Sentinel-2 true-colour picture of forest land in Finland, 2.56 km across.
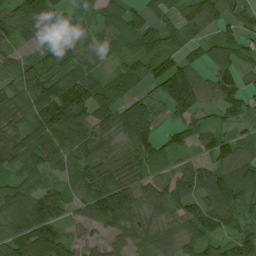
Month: July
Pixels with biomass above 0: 90%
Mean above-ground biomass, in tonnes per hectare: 83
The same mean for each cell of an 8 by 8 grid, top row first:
101 90 42 71 57 59 85 63
57 63 79 65 80 57 63 67
74 82 97 59 62 150 66 72
97 129 139 95 98 86 52 70
100 102 95 62 112 57 56 69
62 55 88 100 78 68 94 105
99 111 69 182 70 81 113 80
108 133 48 57 71 63 91 83
